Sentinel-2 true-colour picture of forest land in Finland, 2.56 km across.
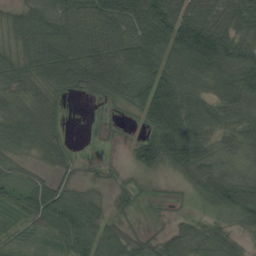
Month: August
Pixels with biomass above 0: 85%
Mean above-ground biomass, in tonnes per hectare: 63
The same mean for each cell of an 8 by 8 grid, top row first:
44 82 99 109 110 98 74 76
40 97 100 80 111 95 137 96
58 74 79 98 106 104 82 97
60 72 0 9 79 132 72 69
53 55 3 4 66 106 49 58
34 33 15 11 19 28 82 45
35 92 78 28 7 5 41 118
11 20 66 70 30 45 53 26
